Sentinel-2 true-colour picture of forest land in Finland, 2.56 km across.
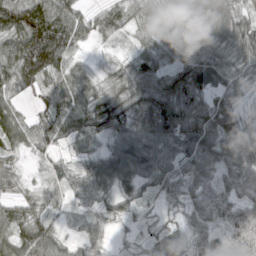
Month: March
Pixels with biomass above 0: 93%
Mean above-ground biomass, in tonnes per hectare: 56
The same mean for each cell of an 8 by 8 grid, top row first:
94 96 50 56 51 41 84 60
77 128 37 13 41 55 87 88
54 44 45 37 80 76 96 52
38 50 71 90 77 93 67 27
38 37 32 42 85 88 104 95
19 21 48 70 62 53 61 73
49 24 20 31 18 17 60 56
61 64 29 17 18 35 42 47
